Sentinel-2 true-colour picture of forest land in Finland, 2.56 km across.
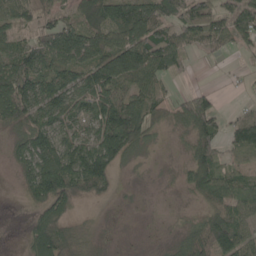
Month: May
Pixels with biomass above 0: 74%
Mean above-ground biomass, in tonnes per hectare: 79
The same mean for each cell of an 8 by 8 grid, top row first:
82 74 104 137 133 99 98 88
60 112 117 120 155 102 46 34
174 111 86 132 100 38 1 6
121 102 84 141 101 60 116 33
48 114 96 151 57 9 76 88
33 165 156 80 4 11 134 59
1 113 27 5 2 3 65 95
1 150 61 4 1 26 136 110
